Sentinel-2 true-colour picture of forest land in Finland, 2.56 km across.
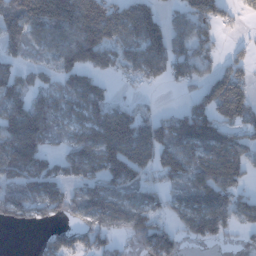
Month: January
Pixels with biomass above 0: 71%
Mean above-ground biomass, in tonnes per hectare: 87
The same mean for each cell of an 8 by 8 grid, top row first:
110 180 160 125 124 55 100 27
59 74 141 108 120 83 60 22
69 45 84 31 51 50 85 92
95 100 83 109 46 43 108 137
134 57 90 173 135 105 136 98
103 95 79 118 69 93 132 98
92 79 75 124 85 60 118 98
0 35 49 56 87 53 68 18
